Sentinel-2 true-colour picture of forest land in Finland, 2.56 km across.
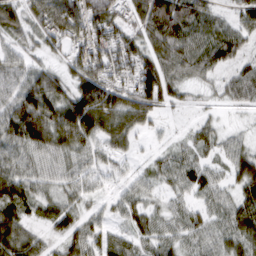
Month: March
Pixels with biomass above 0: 90%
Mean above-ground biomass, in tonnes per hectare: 67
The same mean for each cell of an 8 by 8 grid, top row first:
78 132 123 88 78 102 63 55
48 51 76 97 67 92 85 49
73 81 101 84 112 64 36 64
106 102 141 113 88 24 20 25
82 87 82 64 17 32 44 37
82 54 57 30 38 64 52 76
70 49 44 34 48 38 44 78
90 42 68 54 49 51 59 76
